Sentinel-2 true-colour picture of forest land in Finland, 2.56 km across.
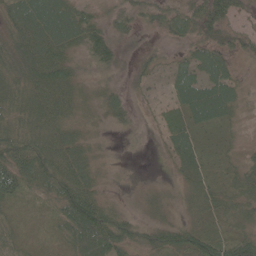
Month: June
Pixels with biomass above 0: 90%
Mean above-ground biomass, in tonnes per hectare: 41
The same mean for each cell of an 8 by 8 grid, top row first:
48 63 51 34 36 43 61 23
56 61 44 48 17 17 42 31
55 74 34 15 18 37 52 25
57 61 33 33 6 25 62 24
66 62 45 12 6 40 19 19
71 67 64 18 7 22 29 37
16 21 106 43 33 31 47 48
33 12 63 78 47 58 64 61
